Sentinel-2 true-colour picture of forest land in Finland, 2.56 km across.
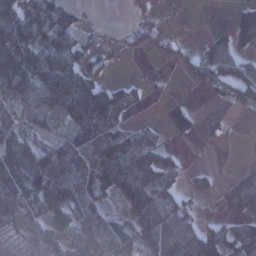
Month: January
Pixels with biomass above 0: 65%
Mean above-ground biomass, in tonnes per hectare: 66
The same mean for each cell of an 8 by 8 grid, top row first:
128 104 26 0 17 10 0 85
147 101 64 27 23 19 53 87
123 122 117 25 13 7 76 97
43 77 121 100 8 84 9 25
78 56 103 113 67 15 11 0
116 117 92 95 78 37 38 27
96 79 87 31 62 77 4 53
44 74 93 98 76 154 131 108
